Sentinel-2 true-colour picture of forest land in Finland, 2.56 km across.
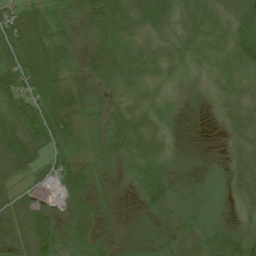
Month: July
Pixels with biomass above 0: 88%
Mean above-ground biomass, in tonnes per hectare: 26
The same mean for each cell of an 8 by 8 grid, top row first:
46 25 20 39 35 24 24 48
46 38 17 28 18 16 13 48
53 44 27 20 19 11 12 17
36 51 35 23 19 6 6 32
40 39 23 28 19 6 1 31
13 38 44 9 34 20 8 29
18 29 27 9 21 24 10 19
19 54 29 12 7 28 48 42
